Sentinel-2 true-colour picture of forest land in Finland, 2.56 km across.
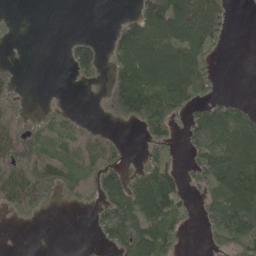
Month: May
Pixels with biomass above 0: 54%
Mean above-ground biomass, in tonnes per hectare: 48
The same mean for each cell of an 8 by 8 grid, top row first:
4 0 0 2 80 110 90 0
1 0 53 43 121 103 54 0
24 0 21 59 108 125 47 0
30 16 5 38 96 57 69 52
54 38 42 36 29 18 75 112
56 77 47 66 66 51 69 141
45 15 12 63 94 59 34 92
0 0 1 48 95 40 16 63
